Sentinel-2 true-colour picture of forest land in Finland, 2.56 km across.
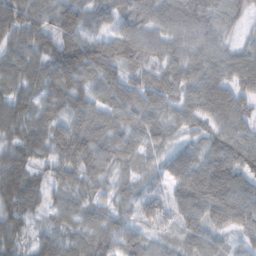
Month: November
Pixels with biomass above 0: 96%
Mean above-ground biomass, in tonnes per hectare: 76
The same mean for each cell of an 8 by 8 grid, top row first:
101 81 105 76 71 74 68 40
61 95 146 105 91 59 65 45
81 104 113 87 66 71 86 77
76 80 83 79 84 57 87 82
74 100 141 67 52 47 60 92
97 49 80 54 37 80 107 96
95 52 61 50 61 65 91 107
59 71 68 75 59 47 65 33
